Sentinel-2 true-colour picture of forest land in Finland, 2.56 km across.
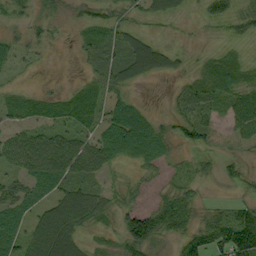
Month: September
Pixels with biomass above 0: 69%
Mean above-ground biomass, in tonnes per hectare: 39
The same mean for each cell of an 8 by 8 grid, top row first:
25 21 17 25 23 19 21 35
33 13 18 35 63 15 7 12
8 3 12 39 34 13 35 52
27 35 58 49 37 20 25 57
59 69 54 80 105 36 19 18
37 80 46 13 17 14 14 22
63 48 83 32 38 78 18 34
66 92 42 20 86 33 68 122
